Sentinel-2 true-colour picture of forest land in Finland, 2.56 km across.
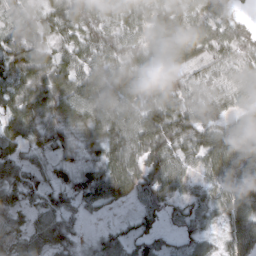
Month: March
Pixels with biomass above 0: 91%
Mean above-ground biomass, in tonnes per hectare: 66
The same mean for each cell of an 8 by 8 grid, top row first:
26 58 85 60 60 74 70 16
94 47 66 79 63 73 62 59
89 90 79 83 73 46 57 61
86 90 88 79 86 87 56 46
65 60 49 89 101 84 86 91
67 40 60 90 80 73 55 91
62 61 42 30 48 46 55 82
70 71 23 45 56 36 36 74
